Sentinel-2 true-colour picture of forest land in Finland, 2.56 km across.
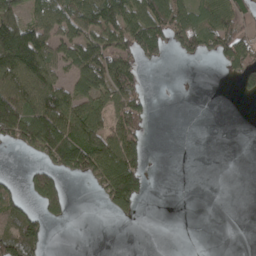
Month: April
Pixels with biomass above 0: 46%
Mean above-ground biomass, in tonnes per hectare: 58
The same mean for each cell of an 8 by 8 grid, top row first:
68 82 96 124 106 80 74 70
186 92 101 91 84 54 53 105
109 75 77 113 26 0 0 47
160 161 107 82 71 0 0 0
56 140 137 110 56 0 0 0
11 79 58 148 60 0 0 0
64 67 0 58 8 0 0 0
121 29 0 0 0 0 0 0
